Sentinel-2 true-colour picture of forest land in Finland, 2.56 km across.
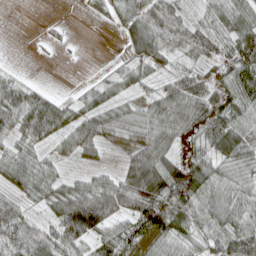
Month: April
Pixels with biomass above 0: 82%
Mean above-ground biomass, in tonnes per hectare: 56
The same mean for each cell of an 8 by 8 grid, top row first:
0 1 4 30 83 57 42 61
0 9 1 3 84 64 67 91
29 2 6 37 45 59 59 75
79 87 51 57 55 94 98 67
46 44 68 26 68 59 67 83
59 55 32 35 119 88 75 48
47 41 130 94 105 82 66 57
53 49 74 64 55 66 46 73
